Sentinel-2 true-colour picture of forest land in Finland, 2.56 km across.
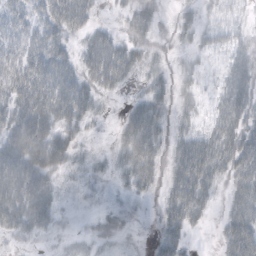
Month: October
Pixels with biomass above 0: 73%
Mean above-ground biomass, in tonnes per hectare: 35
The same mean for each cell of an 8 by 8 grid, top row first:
34 44 47 6 39 14 21 24
32 48 27 51 26 14 24 27
52 66 45 46 19 21 11 40
55 65 47 4 52 22 18 53
69 75 18 14 67 32 51 66
71 43 11 15 39 43 45 58
59 42 2 9 3 50 22 66
16 8 13 21 7 37 0 95
